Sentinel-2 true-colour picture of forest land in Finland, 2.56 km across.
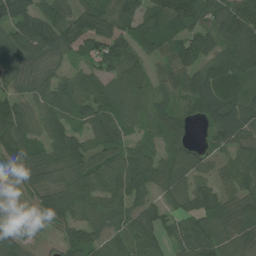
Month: July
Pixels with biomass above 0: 88%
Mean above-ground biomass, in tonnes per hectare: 72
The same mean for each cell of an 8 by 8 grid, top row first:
98 72 85 89 103 136 97 110
91 90 59 108 60 90 69 120
53 58 62 65 58 72 86 77
68 80 69 93 36 44 66 88
76 79 80 86 44 43 30 72
45 77 88 104 94 60 41 70
11 63 80 66 63 47 71 83
63 10 67 58 91 50 78 57
